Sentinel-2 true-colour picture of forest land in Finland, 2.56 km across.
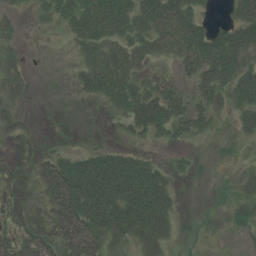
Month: July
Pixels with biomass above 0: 64%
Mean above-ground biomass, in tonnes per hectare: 31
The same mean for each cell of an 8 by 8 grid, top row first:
11 19 44 51 44 58 11 42
14 0 22 35 34 41 59 64
30 1 22 45 26 11 41 55
21 1 2 15 61 33 33 33
15 5 7 8 12 14 5 12
23 53 68 72 57 13 3 14
20 50 86 71 62 17 2 21
51 57 78 38 43 12 4 24
